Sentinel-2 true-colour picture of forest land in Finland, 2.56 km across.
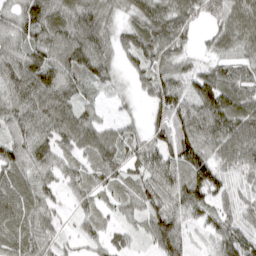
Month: April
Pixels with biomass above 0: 91%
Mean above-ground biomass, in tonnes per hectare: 75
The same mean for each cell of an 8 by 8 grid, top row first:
67 101 95 48 80 101 69 104
68 92 113 61 103 75 33 71
102 120 70 42 55 76 90 65
76 101 71 15 28 110 134 103
76 75 84 83 67 106 91 125
64 57 54 56 69 83 132 49
90 57 36 32 64 74 80 48
68 50 36 43 40 90 40 108
